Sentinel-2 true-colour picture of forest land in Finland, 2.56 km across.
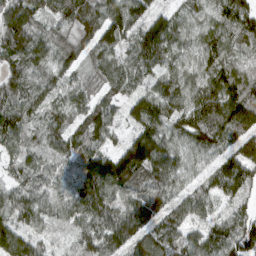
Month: March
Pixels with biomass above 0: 97%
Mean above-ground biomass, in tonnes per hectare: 96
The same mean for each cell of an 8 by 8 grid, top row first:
148 80 98 118 104 59 71 121
119 89 69 87 138 77 91 54
98 73 48 76 70 97 97 86
126 75 71 65 137 97 145 125
67 66 88 49 170 77 96 104
52 70 120 180 137 85 78 135
106 61 105 95 140 83 57 55
115 39 75 118 143 98 103 140
